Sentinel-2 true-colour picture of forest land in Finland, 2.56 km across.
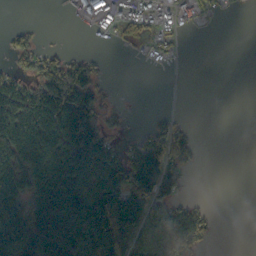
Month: October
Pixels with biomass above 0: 53%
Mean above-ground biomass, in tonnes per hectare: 79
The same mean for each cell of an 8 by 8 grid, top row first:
0 0 30 69 75 58 18 2
50 22 5 8 30 32 0 0
71 130 146 8 0 3 0 0
174 191 210 35 3 16 0 0
198 180 199 56 85 138 2 0
174 182 126 146 192 95 0 0
169 198 173 186 133 83 18 0
158 156 177 147 87 169 34 0
